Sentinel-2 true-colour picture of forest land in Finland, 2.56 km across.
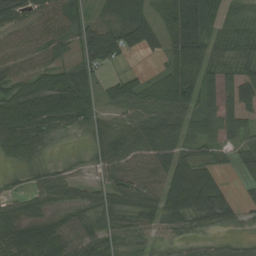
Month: August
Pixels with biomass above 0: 83%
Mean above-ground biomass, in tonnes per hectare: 54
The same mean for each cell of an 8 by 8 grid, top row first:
52 49 36 20 37 98 78 44
39 44 69 79 49 80 68 54
45 42 57 26 30 81 53 59
90 71 65 30 64 85 55 53
74 26 6 54 68 69 49 41
14 46 23 56 57 87 66 18
49 40 40 55 65 86 91 32
77 101 50 51 33 34 34 31
